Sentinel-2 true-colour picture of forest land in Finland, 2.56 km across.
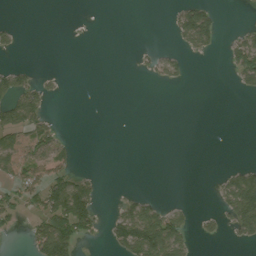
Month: August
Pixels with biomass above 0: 25%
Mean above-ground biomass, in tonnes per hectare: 30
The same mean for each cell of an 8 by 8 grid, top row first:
1 0 1 0 0 38 66 0
18 0 0 0 7 16 31 68
61 14 0 0 5 22 0 34
99 32 0 0 0 0 0 0
69 56 2 0 0 0 0 0
62 63 39 0 0 0 2 74
45 96 129 11 68 26 4 122
1 147 54 42 146 85 12 23
